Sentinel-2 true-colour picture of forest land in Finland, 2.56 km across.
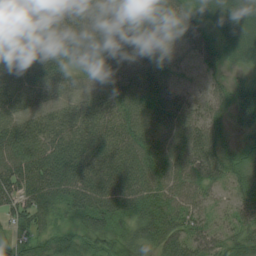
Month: August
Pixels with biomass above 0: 95%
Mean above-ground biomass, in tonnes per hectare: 57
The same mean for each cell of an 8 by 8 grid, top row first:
36 55 55 62 53 53 42 67
63 76 78 74 52 27 43 49
57 61 33 53 66 30 24 22
53 45 43 52 67 58 42 51
75 61 70 68 71 62 68 28
76 86 92 83 77 64 56 53
59 67 69 72 68 59 35 52
27 49 51 55 56 72 58 67
